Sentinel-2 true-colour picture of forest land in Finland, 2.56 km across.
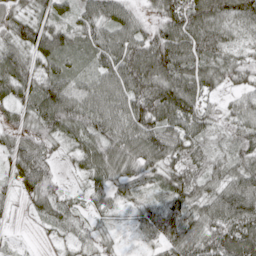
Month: April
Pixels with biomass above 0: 94%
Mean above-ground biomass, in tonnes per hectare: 70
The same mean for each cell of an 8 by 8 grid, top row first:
71 55 51 69 39 97 120 93
72 88 69 82 102 118 100 38
93 78 57 72 111 111 78 50
57 108 90 83 114 118 51 54
77 66 59 85 96 85 45 57
57 70 27 71 55 85 60 66
16 65 29 34 49 77 66 102
10 9 37 23 28 75 94 114
